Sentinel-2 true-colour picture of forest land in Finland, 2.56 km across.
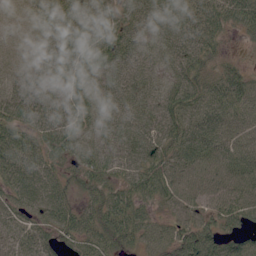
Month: June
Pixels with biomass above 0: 94%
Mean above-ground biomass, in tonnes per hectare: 47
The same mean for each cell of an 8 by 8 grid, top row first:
2 29 44 40 44 46 63 60
4 25 49 65 30 47 55 10
38 43 52 39 37 44 56 66
60 65 53 33 33 58 61 54
62 58 37 33 45 62 60 58
57 41 38 39 59 59 57 55
43 44 41 68 36 45 44 64
43 37 51 53 46 62 74 52
